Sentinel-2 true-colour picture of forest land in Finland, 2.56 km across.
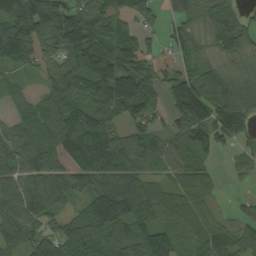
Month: September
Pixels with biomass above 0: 86%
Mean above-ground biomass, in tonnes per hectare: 104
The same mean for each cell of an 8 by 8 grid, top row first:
143 164 136 101 71 66 81 68
178 84 184 131 57 65 66 93
40 72 161 185 152 111 111 95
45 112 176 113 71 86 148 183
110 112 167 123 90 72 55 58
94 110 109 125 90 73 51 29
100 97 65 257 111 83 39 27
85 118 173 117 134 87 80 80
